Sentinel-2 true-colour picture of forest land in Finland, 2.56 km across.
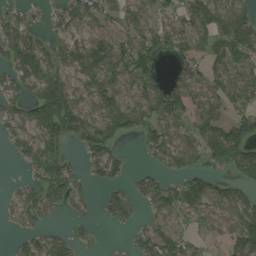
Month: August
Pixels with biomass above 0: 70%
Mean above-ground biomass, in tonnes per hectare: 76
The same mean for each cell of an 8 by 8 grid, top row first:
56 33 91 75 78 68 130 106
128 70 85 108 98 75 72 94
80 139 71 79 89 56 72 92
67 153 88 75 76 100 86 64
54 124 55 60 49 99 118 124
7 127 50 67 46 58 66 75
57 73 37 70 36 71 80 87
26 82 38 2 74 94 29 97
